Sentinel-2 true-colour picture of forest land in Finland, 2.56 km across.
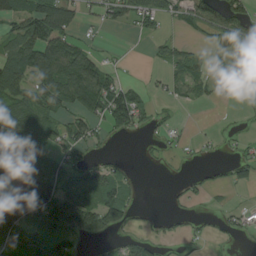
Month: August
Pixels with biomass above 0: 54%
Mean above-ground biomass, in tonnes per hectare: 50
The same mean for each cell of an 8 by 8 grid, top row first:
71 111 33 41 59 34 80 64
77 101 47 3 2 32 21 68
95 99 134 43 7 32 52 86
122 59 54 88 33 6 1 7
193 54 47 7 7 11 8 17
86 82 58 47 1 3 12 23
155 140 138 87 9 7 5 13
54 69 44 16 27 16 12 9
